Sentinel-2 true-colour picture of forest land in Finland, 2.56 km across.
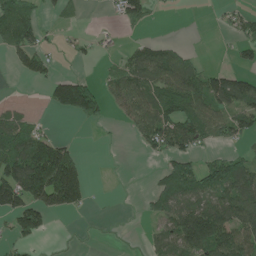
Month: June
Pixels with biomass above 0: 48%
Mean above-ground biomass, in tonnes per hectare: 62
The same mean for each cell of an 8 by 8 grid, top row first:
91 12 9 15 43 2 3 39
63 24 21 8 50 37 0 34
5 47 69 42 98 102 86 72
34 18 115 23 102 104 95 96
131 101 14 1 47 92 40 29
145 203 109 1 2 130 97 121
114 108 52 1 22 112 111 135
43 9 2 1 17 124 168 129
